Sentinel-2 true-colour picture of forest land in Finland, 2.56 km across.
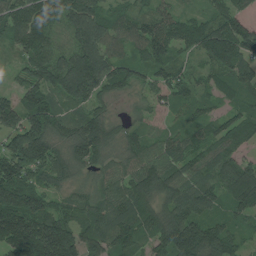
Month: July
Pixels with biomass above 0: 95%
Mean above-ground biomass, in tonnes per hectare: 99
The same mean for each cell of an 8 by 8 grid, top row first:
133 117 129 71 66 70 61 70
71 104 110 89 92 80 120 132
44 128 180 117 64 73 56 106
103 120 63 41 38 50 54 64
138 141 124 77 80 89 84 79
142 86 44 61 111 97 74 160
159 94 71 104 104 120 95 100
197 213 123 119 80 172 142 60
